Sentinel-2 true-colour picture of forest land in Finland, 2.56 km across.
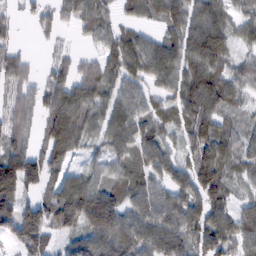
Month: February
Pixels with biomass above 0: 84%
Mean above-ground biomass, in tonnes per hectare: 71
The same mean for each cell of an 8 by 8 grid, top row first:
20 40 54 33 49 76 78 43
32 15 13 59 77 79 135 37
58 54 71 60 63 67 106 63
57 81 93 69 66 66 107 32
71 85 56 63 83 42 110 63
137 64 48 54 66 80 96 50
106 87 132 114 88 86 93 54
72 67 69 111 75 87 101 83
